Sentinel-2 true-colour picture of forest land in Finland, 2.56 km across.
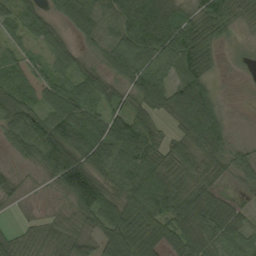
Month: September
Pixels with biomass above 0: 89%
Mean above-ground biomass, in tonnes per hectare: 67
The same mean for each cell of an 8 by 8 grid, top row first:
51 48 95 77 146 83 86 48
25 46 35 82 113 98 62 10
45 44 42 42 53 63 55 3
103 64 88 59 58 99 130 2
57 120 134 98 86 41 75 13
21 42 167 70 112 77 48 32
9 6 90 71 103 89 80 26
41 46 49 101 78 82 79 61
